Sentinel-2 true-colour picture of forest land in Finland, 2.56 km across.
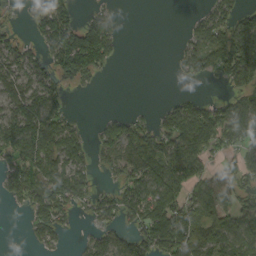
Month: September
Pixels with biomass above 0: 61%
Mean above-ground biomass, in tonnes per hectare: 76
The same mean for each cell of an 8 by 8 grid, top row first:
12 103 37 25 0 0 61 67
64 86 178 73 0 17 135 160
74 69 68 4 0 13 34 91
88 107 5 13 13 102 107 118
116 135 78 96 115 129 109 91
102 136 78 33 115 114 79 77
16 119 42 75 131 122 105 102
0 43 16 71 106 138 109 110
